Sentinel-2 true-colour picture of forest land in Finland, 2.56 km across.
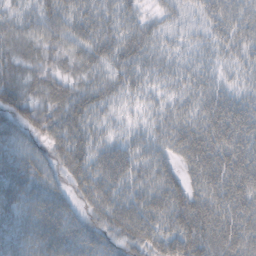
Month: October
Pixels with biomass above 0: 92%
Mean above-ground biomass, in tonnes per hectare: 48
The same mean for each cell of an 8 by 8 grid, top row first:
35 52 53 47 27 27 41 50
33 37 45 52 46 26 31 37
37 32 28 43 35 33 35 24
46 41 56 23 19 38 58 63
47 34 54 42 37 50 76 68
69 42 53 71 43 37 73 74
59 67 31 62 61 64 70 67
53 70 57 35 44 62 63 71
